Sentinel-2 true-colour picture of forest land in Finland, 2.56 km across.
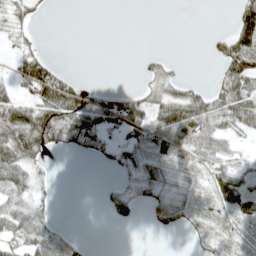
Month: May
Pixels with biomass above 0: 51%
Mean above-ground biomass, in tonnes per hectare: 36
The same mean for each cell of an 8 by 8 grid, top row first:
33 6 0 0 0 0 0 64
19 5 0 0 0 0 10 78
56 124 18 0 14 28 8 73
80 94 87 65 52 72 74 88
83 72 52 39 55 78 58 13
56 10 0 10 60 23 39 37
41 21 0 41 20 46 20 54
60 76 17 0 0 1 33 21
